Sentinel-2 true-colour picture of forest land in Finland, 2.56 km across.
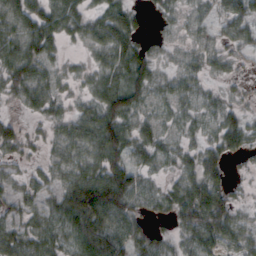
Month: October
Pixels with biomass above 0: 82%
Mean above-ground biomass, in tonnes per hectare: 40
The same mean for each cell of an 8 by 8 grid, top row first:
54 54 47 50 14 20 25 48
55 51 15 61 23 17 30 26
51 36 21 50 59 34 20 13
10 31 30 67 33 31 27 27
33 22 50 71 41 24 30 47
19 28 56 75 30 27 55 7
31 36 103 87 31 48 80 20
51 43 65 77 38 26 52 41
